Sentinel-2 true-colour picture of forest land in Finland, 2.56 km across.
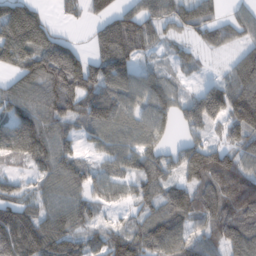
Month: February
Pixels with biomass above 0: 84%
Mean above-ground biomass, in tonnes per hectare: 96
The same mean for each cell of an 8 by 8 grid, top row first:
185 42 38 87 104 94 80 62
178 161 46 171 71 34 54 67
81 127 143 126 80 47 32 141
92 113 104 90 89 91 143 165
110 122 55 83 94 52 86 90
41 80 85 71 118 75 134 116
93 75 85 38 66 118 108 126
151 138 82 77 105 111 70 131
